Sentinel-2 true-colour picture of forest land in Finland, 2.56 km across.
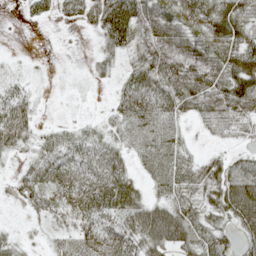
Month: May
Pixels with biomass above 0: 77%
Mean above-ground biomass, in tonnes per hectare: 46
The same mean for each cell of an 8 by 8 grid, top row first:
3 22 30 82 64 65 70 66
1 0 1 39 47 63 65 64
25 4 5 19 62 73 65 79
88 2 3 24 75 53 58 67
55 34 46 37 63 54 7 16
20 63 67 68 30 66 50 67
6 40 67 61 58 55 45 83
20 19 62 68 67 65 59 36
